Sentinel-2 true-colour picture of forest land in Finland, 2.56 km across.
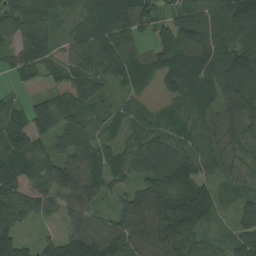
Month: August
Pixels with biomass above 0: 92%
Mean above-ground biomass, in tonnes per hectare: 87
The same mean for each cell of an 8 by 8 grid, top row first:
89 80 62 119 93 72 98 151
71 90 96 113 49 147 111 105
26 40 109 57 51 91 104 124
71 74 70 43 50 50 71 102
107 53 96 57 88 86 82 72
106 86 101 63 79 150 71 43
115 54 80 44 162 148 100 50
98 46 126 131 142 122 58 77
